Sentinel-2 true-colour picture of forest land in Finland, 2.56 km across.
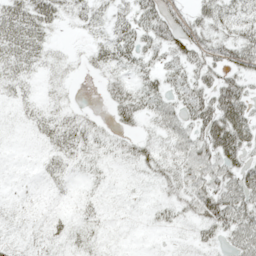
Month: May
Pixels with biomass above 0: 69%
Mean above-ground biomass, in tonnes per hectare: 24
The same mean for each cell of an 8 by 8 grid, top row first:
47 40 23 24 36 35 34 30
47 21 6 38 32 41 41 45
29 9 4 17 23 27 36 35
8 16 10 17 27 38 53 51
0 17 27 16 22 35 51 52
1 15 7 5 10 28 41 45
5 4 8 1 3 21 50 55
8 13 12 1 0 2 17 41
